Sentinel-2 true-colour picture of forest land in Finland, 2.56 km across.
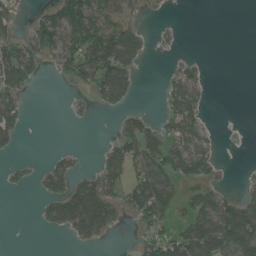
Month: June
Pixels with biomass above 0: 43%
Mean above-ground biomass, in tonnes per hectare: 47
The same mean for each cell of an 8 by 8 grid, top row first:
38 57 101 74 26 2 0 0
65 78 96 136 53 10 0 0
88 6 50 127 4 47 16 0
66 0 12 21 27 68 18 0
26 0 3 41 101 65 36 2
17 63 50 70 84 68 51 5
0 48 151 72 91 51 89 92
0 0 36 10 39 82 145 119
